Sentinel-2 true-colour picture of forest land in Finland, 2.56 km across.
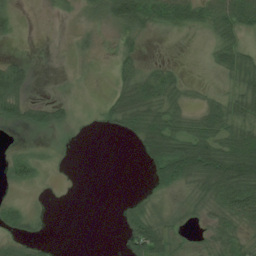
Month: July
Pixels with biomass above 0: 57%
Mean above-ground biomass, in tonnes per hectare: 36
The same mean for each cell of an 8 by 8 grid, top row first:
23 6 16 68 78 64 62 79
2 0 10 11 15 0 19 53
62 1 3 16 57 39 4 58
47 45 6 42 81 52 50 59
7 10 6 0 62 72 84 96
38 7 0 0 15 75 115 133
26 3 0 2 34 18 39 91
29 11 0 0 116 38 26 42
